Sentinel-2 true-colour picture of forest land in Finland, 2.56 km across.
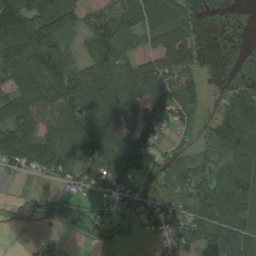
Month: August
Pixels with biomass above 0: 73%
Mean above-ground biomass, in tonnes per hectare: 88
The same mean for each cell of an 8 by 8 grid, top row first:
220 179 70 88 104 82 0 0
175 145 40 112 65 149 4 0
112 152 138 120 162 103 15 10
122 99 138 142 181 100 22 129
172 131 105 124 97 26 51 125
29 52 77 86 49 97 88 113
14 34 36 45 70 81 153 139
0 28 16 33 18 96 103 146
